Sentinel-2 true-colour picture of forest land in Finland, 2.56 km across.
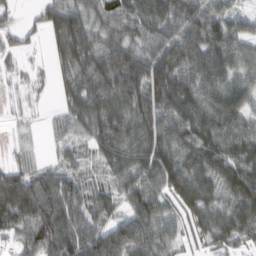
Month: February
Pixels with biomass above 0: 88%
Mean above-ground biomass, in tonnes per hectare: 74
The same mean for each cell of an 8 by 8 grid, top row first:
28 55 74 83 81 83 86 43
31 26 105 85 75 95 94 70
18 16 68 108 105 110 87 69
13 9 75 99 102 119 110 85
15 14 40 83 88 86 102 108
97 65 48 52 82 102 85 106
118 118 80 49 88 53 79 86
46 118 103 117 97 46 43 45
